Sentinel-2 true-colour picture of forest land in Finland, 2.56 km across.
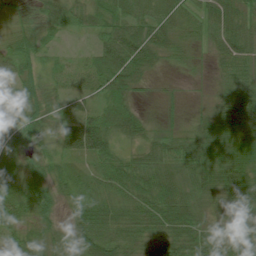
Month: July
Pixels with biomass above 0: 90%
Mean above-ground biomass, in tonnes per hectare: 42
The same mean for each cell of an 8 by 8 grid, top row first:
17 39 30 44 61 49 46 54
41 15 6 55 78 36 22 72
40 27 25 65 29 4 9 54
34 48 30 46 15 11 30 69
49 31 83 38 36 33 60 67
37 31 24 49 55 42 68 80
47 30 41 48 53 82 36 57
29 20 39 52 34 49 41 56
